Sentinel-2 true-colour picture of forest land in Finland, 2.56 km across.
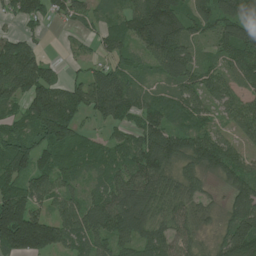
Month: July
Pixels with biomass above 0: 85%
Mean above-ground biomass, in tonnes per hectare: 87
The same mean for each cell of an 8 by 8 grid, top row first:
66 59 51 32 136 128 95 114
115 15 18 58 87 125 29 129
174 98 49 94 34 67 69 64
50 179 89 95 84 57 50 75
98 108 77 56 95 103 106 43
97 85 52 76 111 59 52 84
171 61 83 137 118 71 37 99
200 151 83 104 99 97 21 161
